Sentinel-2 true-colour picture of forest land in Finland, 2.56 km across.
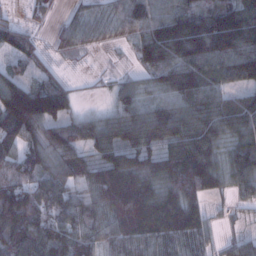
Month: January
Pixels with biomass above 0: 89%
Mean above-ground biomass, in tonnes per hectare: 90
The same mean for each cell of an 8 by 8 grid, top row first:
11 19 33 50 112 112 134 143
54 20 36 12 95 140 137 130
67 49 5 20 46 121 104 72
155 137 30 55 98 107 117 107
84 124 88 106 99 100 112 92
106 94 91 146 127 133 123 89
162 103 83 129 164 124 48 17
102 109 86 93 122 111 50 38
